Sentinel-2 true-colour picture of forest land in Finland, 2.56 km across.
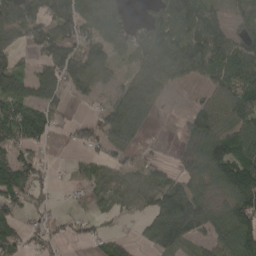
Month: April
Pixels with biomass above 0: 71%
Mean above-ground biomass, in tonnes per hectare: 83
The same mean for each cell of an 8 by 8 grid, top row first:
121 114 115 108 35 160 93 63
58 101 103 80 93 128 148 87
103 128 87 46 99 58 49 105
109 81 3 99 123 5 94 105
95 40 44 83 29 21 136 96
112 35 22 69 72 72 88 192
64 27 14 58 61 187 104 120
70 40 24 53 49 138 66 142
